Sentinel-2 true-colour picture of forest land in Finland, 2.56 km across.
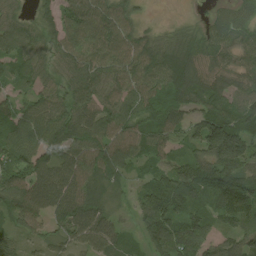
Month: August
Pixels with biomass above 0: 90%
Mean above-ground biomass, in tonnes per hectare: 80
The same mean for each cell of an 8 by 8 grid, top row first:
46 35 93 86 16 4 27 67
84 45 89 92 74 85 68 66
47 47 76 70 89 123 106 62
77 97 91 72 79 71 90 78
107 127 106 103 84 61 168 164
83 98 88 66 45 102 107 126
84 83 103 32 89 95 80 112
42 45 58 68 51 124 84 87
